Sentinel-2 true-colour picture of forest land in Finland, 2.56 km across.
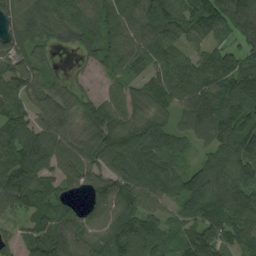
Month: August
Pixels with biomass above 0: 91%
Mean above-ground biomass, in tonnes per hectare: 92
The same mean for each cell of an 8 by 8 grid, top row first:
70 84 94 83 94 96 111 114
67 50 62 75 80 82 66 67
119 47 20 37 70 113 107 111
117 90 78 88 79 81 146 128
125 132 83 104 106 60 75 130
127 91 96 110 95 79 113 120
86 87 47 120 108 59 108 128
56 150 96 99 123 54 112 84
